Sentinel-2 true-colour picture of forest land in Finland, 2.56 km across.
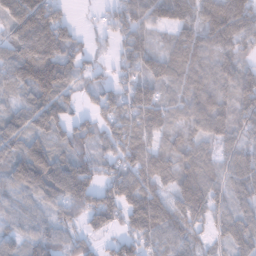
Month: January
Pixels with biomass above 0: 88%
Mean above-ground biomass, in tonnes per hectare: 81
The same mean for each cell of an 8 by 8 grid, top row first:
106 120 8 44 81 98 135 178
102 159 54 31 80 66 99 96
75 122 53 45 72 68 103 103
54 95 40 61 99 55 141 87
70 69 64 54 71 68 66 76
89 157 116 62 96 79 74 86
61 70 84 98 142 94 99 59
46 74 51 37 83 81 36 72
